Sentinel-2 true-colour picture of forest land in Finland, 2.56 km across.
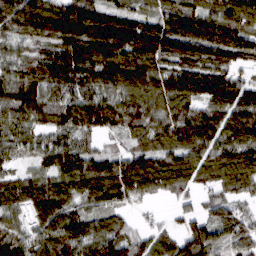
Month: March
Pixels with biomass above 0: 93%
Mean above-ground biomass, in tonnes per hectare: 116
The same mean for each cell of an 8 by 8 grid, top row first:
131 159 192 114 94 145 118 110
60 87 184 194 164 150 145 133
83 121 136 120 147 132 165 91
109 101 133 132 117 128 109 166
84 83 70 15 73 106 135 130
67 93 134 158 171 151 97 133
96 142 76 94 28 46 63 49
112 128 151 158 99 98 137 88
